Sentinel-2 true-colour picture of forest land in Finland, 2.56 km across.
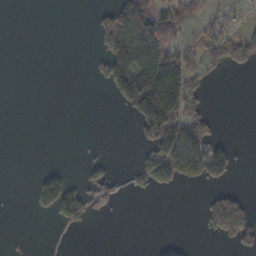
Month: October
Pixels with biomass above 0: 28%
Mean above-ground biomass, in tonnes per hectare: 41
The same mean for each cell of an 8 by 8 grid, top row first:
0 0 0 78 136 95 36 26
0 0 0 113 153 73 85 86
0 0 0 112 147 137 34 0
0 0 0 1 140 107 35 0
0 0 1 0 33 169 103 6
0 54 14 28 43 86 75 7
0 43 90 17 0 0 59 97
1 1 0 0 0 16 7 61
